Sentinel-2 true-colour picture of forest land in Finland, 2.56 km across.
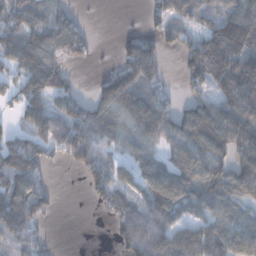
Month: December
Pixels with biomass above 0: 72%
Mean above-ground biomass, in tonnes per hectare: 87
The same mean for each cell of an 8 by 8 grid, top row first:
90 69 22 0 29 85 54 128
122 105 54 7 104 42 152 152
75 126 9 84 117 12 109 186
42 101 84 104 136 69 121 169
90 77 116 75 88 84 136 127
154 30 34 78 93 127 116 121
165 56 0 77 95 113 88 72
83 24 0 22 135 122 117 94
